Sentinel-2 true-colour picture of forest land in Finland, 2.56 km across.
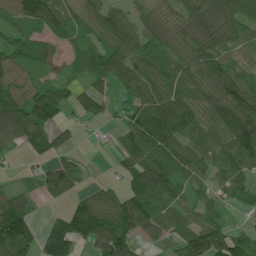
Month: July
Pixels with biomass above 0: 81%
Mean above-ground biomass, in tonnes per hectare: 84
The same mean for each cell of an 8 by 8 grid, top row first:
68 139 85 84 65 66 102 102
87 59 55 96 72 65 95 56
82 47 42 73 83 93 122 95
124 122 56 28 117 132 84 178
47 74 18 18 119 98 80 144
13 65 51 14 135 96 68 86
86 17 83 87 116 71 62 31
174 156 82 142 41 57 163 80
